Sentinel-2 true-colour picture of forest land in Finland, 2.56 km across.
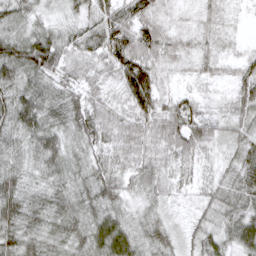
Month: March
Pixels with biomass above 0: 96%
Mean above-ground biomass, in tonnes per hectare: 43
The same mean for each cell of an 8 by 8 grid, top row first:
48 25 35 59 52 17 20 4
68 86 58 89 73 37 26 8
52 44 41 36 94 17 21 40
66 46 53 43 73 72 26 47
27 51 38 42 46 53 38 46
33 37 33 52 53 33 23 61
44 37 44 34 20 12 37 60
43 31 38 67 30 24 48 53
